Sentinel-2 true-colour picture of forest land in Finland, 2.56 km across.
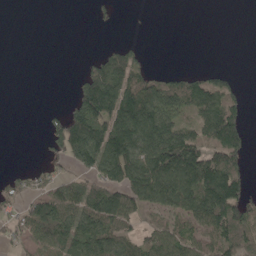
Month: May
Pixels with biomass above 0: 52%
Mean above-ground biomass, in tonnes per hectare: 71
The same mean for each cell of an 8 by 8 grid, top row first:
0 0 0 15 1 0 0 0
0 0 0 40 16 0 0 0
0 0 49 163 91 56 65 16
0 19 128 164 167 101 120 59
0 53 170 161 151 187 106 87
30 48 57 107 161 162 157 78
53 119 94 140 83 95 159 124
48 90 114 108 75 101 84 91
